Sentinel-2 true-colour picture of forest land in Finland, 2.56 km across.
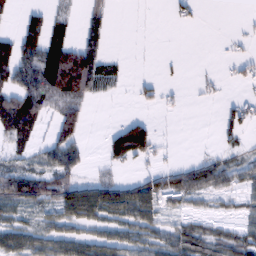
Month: February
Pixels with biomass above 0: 48%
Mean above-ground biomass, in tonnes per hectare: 37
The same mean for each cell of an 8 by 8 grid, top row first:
15 46 22 19 0 14 1 1
34 83 75 8 1 0 0 6
46 108 126 34 11 5 9 17
116 50 59 0 7 4 0 34
42 36 47 68 96 2 1 23
58 60 28 21 26 41 50 40
28 37 112 81 82 21 13 21
41 54 52 48 48 46 38 42
